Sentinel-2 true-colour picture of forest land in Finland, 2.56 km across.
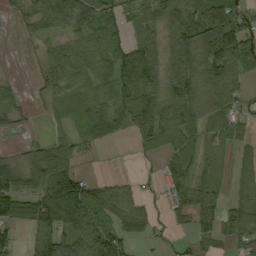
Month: September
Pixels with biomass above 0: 75%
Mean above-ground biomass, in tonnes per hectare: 63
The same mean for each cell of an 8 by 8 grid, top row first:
22 93 92 60 60 76 92 75
7 26 47 66 98 85 100 92
12 31 46 80 100 90 92 58
33 17 51 72 106 86 57 41
6 54 26 14 40 76 33 26
84 142 62 12 13 64 38 33
88 132 153 87 37 53 77 65
40 108 122 112 41 21 34 58
